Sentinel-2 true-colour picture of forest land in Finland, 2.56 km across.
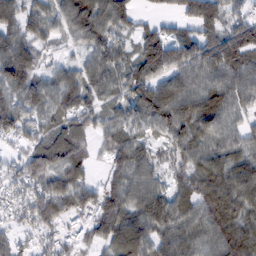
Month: February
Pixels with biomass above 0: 87%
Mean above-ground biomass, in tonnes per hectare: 80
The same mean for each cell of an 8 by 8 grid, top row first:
88 69 130 107 24 46 79 59
106 34 36 83 101 82 99 140
123 63 77 63 115 88 75 92
110 77 95 53 100 109 122 61
42 91 67 61 52 70 71 68
74 113 82 57 71 44 84 83
65 100 82 105 93 68 83 77
58 42 45 90 118 87 70 102
